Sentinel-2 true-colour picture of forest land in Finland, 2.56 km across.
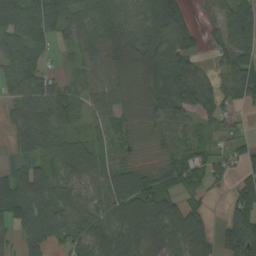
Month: August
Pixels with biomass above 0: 81%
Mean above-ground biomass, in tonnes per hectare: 61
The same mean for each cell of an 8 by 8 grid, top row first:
77 84 62 71 79 105 14 84
60 16 56 76 84 93 19 81
59 46 47 67 44 106 52 75
47 85 52 57 26 79 51 19
46 71 46 39 11 36 31 21
54 51 57 71 54 75 61 36
95 87 75 73 88 70 26 85
40 78 70 85 68 77 41 96
